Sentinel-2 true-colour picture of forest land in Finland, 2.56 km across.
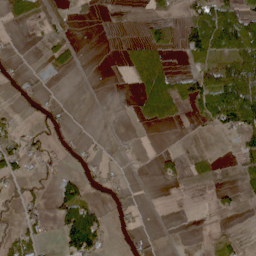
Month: May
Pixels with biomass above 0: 34%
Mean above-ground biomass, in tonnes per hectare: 34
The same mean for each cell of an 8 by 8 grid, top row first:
40 57 18 1 16 26 99 75
4 28 10 0 62 30 89 108
18 11 0 0 59 63 76 162
11 22 0 1 45 47 83 159
32 28 15 2 0 0 1 36
46 15 39 6 0 27 19 33
26 24 124 13 4 0 5 14
50 10 111 10 14 0 5 13
